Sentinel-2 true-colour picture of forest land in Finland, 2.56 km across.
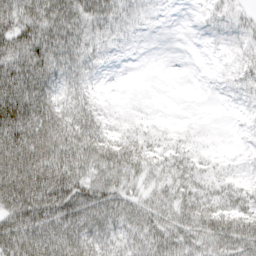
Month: March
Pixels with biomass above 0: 86%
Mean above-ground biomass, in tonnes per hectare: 43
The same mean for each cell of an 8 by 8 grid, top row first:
62 73 58 40 17 4 17 22
73 81 46 19 5 0 6 25
102 67 35 4 4 1 3 28
113 77 50 13 15 3 3 5
103 80 67 48 33 25 10 4
98 87 58 40 27 32 25 14
82 91 84 55 38 42 51 48
79 73 59 37 40 49 48 69
